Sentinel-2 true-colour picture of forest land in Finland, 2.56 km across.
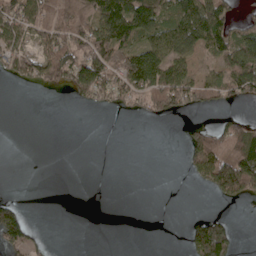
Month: May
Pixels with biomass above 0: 42%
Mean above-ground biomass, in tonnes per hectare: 57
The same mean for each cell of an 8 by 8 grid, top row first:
107 92 114 170 154 98 156 26
102 72 89 168 101 117 82 122
48 76 121 88 148 119 48 111
0 0 5 17 30 49 21 11
0 0 0 0 0 0 115 138
0 0 0 0 0 0 121 228
56 0 0 0 0 0 1 11
77 7 0 0 0 0 197 12
